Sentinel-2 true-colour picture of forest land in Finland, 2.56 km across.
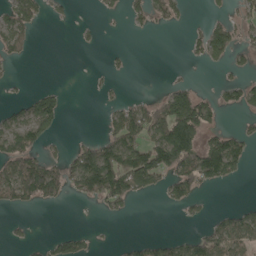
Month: May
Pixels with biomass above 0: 35%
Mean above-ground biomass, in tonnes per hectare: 50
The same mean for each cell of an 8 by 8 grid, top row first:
79 24 1 10 38 39 19 35
64 0 8 6 0 0 90 42
8 0 0 14 0 11 1 30
30 104 0 40 95 172 59 27
105 40 33 86 102 209 92 69
128 147 126 183 126 111 105 27
45 11 1 42 0 28 11 26
13 21 43 3 22 33 81 83
